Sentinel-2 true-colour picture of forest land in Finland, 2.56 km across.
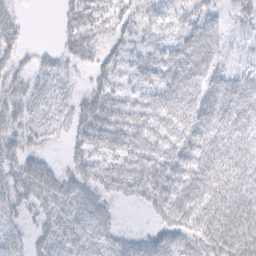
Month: February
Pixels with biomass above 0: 77%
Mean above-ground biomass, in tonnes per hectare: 37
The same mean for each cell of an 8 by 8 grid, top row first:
21 0 39 30 24 27 29 19
27 6 40 18 23 36 50 4
24 20 7 23 29 55 46 41
31 21 36 47 52 54 54 51
29 11 30 43 56 47 49 54
43 46 42 45 56 53 63 55
27 34 42 20 15 66 59 72
24 30 41 32 36 48 51 76
